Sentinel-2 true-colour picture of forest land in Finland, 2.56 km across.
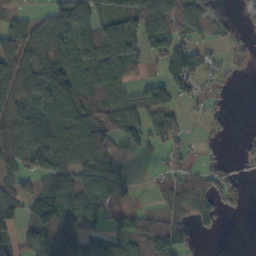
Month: October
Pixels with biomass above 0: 66%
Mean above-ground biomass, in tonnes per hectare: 65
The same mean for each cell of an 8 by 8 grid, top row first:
33 57 139 99 110 86 51 25
96 53 96 146 83 107 32 24
82 100 74 70 33 117 33 4
71 75 82 67 62 37 30 0
74 89 118 67 47 38 13 16
58 76 78 78 4 53 59 21
72 157 101 69 22 78 55 17
54 94 88 55 104 117 2 0
